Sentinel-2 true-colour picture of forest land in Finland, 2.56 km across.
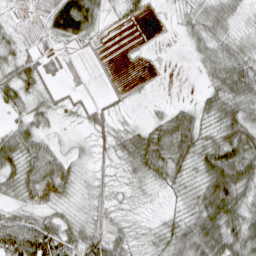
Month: March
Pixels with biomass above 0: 80%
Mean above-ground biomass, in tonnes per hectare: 38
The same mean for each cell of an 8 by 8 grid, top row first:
10 40 95 12 10 11 46 21
27 22 16 4 4 2 45 37
50 31 10 3 3 0 32 87
29 32 25 23 5 33 40 62
56 31 12 39 68 74 47 78
53 72 22 20 37 41 63 86
30 31 18 31 10 17 78 66
73 72 54 47 21 57 89 73
